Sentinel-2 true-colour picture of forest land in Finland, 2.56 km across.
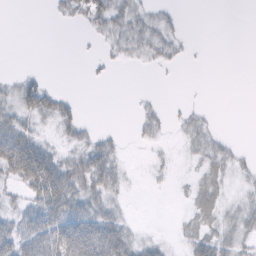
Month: February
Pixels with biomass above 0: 43%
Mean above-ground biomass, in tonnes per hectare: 17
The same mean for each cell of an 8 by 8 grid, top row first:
0 3 18 32 18 7 0 0
0 0 1 13 20 15 1 0
15 7 0 4 0 1 0 0
31 31 12 0 10 6 7 0
56 17 20 17 7 4 23 4
39 72 49 35 2 3 17 9
16 49 37 21 0 1 24 18
44 52 75 60 14 6 31 23
